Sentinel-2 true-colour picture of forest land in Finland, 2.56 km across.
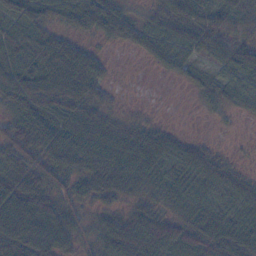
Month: November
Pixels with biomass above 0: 83%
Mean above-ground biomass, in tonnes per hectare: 48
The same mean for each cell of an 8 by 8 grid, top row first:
43 40 40 66 22 71 54 57
63 69 46 9 37 54 46 45
70 75 82 15 0 14 21 30
48 64 67 28 4 0 12 16
70 91 86 65 65 48 17 2
81 61 45 58 47 45 53 27
97 63 22 23 43 40 43 41
82 60 23 77 88 57 70 71
